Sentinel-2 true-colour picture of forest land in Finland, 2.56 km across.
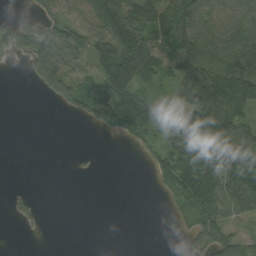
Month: September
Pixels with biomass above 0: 56%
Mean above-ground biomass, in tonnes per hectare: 64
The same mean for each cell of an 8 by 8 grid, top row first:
16 72 55 120 111 131 84 90
51 134 67 115 118 105 113 138
0 101 49 87 66 97 161 156
0 0 40 142 106 129 197 85
0 0 0 2 43 106 207 109
0 0 7 0 3 131 135 101
18 1 0 0 0 34 92 63
0 1 0 0 0 4 78 52
